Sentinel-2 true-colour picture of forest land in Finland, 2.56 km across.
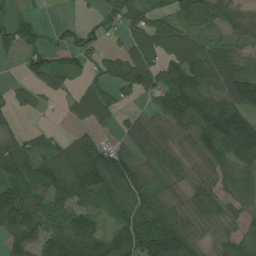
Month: July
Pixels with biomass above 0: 78%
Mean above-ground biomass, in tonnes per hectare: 86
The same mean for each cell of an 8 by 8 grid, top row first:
43 5 5 36 88 70 88 33
63 50 55 26 124 125 79 43
18 73 35 92 116 141 106 131
32 10 96 80 49 135 155 130
61 66 104 48 102 45 124 209
104 111 160 174 78 54 57 63
157 92 83 89 107 67 78 41
88 117 162 105 142 152 48 62
